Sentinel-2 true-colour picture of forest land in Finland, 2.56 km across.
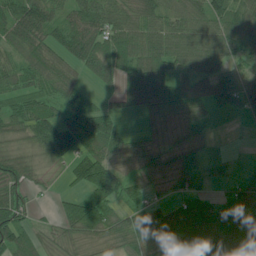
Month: June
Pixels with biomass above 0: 84%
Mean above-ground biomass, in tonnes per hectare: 75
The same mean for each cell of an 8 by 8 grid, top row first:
87 79 67 74 77 63 92 70
61 71 101 100 96 92 100 48
61 84 47 65 155 85 84 71
62 56 86 44 68 99 49 40
46 75 71 79 50 65 26 2
85 18 79 122 62 93 37 22
92 6 83 58 63 70 94 125
87 38 54 58 82 146 182 196
